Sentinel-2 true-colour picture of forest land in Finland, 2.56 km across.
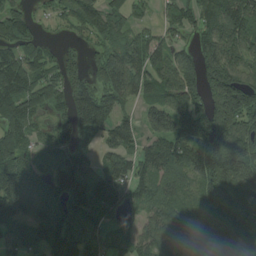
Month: August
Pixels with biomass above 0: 84%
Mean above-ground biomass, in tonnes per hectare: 94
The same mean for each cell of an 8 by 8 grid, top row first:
78 23 90 79 22 60 91 142
83 32 26 96 87 52 107 96
122 77 95 115 94 111 144 127
106 58 140 99 63 110 126 169
81 54 69 72 70 104 123 131
136 71 126 90 78 99 118 121
123 110 134 86 68 109 90 89
62 106 109 60 92 96 92 119
